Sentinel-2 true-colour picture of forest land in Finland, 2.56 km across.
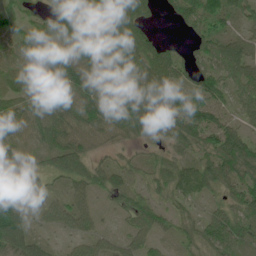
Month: June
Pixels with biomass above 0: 85%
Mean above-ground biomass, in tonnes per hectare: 64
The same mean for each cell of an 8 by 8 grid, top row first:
54 41 106 133 58 52 92 64
58 70 88 108 87 27 68 77
62 100 89 81 85 60 61 61
75 85 86 80 89 79 73 48
63 62 65 36 26 52 70 85
30 48 69 52 39 73 67 82
59 40 64 21 58 32 26 59
90 27 46 33 54 28 59 62
